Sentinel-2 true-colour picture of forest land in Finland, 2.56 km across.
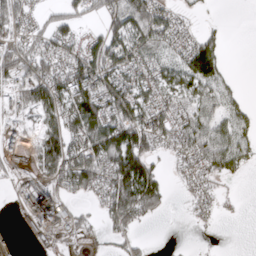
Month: March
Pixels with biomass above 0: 63%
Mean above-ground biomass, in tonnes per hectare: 51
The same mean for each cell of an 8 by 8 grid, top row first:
66 25 37 60 90 30 4 0
59 47 45 74 72 41 75 0
67 85 88 64 54 57 84 5
47 62 115 84 59 48 52 31
41 80 80 98 93 49 81 47
27 58 112 95 106 19 37 14
19 106 17 91 112 3 23 5
10 31 24 20 11 1 1 0
